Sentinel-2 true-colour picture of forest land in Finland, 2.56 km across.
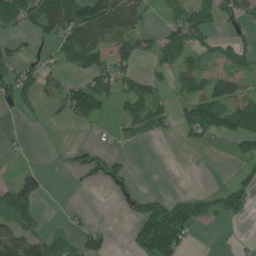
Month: June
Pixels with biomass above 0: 47%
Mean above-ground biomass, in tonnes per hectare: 42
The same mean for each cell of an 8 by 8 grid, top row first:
68 84 94 114 33 39 44 50
32 13 82 101 31 61 39 40
90 38 34 50 37 28 58 56
23 7 104 19 56 38 128 106
6 1 16 11 10 7 15 51
31 15 16 42 1 0 1 24
79 3 3 4 51 68 41 43
88 53 42 18 63 89 0 3
